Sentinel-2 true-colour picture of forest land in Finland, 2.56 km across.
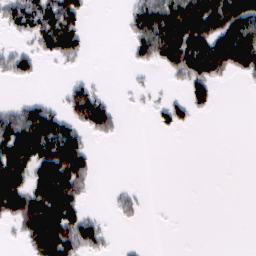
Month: February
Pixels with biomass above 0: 41%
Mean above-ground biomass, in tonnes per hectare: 47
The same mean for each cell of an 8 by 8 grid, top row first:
70 82 45 0 84 123 137 135
26 55 45 0 73 148 120 149
30 1 16 0 6 18 91 18
43 58 79 47 6 40 20 0
126 123 65 6 0 0 0 0
118 127 103 0 0 0 0 0
112 124 54 14 11 0 0 0
17 159 98 10 2 0 0 0
